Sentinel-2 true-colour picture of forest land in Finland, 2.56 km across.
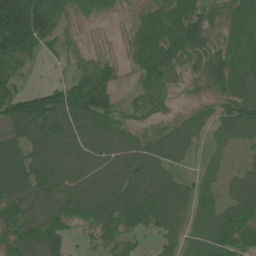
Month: June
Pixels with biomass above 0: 86%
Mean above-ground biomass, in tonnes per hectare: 75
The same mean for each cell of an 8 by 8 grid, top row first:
216 106 31 16 57 100 70 70
137 41 18 6 106 110 68 78
56 15 77 61 50 26 67 93
122 148 127 84 45 20 33 92
86 109 88 88 60 68 33 33
113 103 102 108 88 41 40 48
93 90 96 110 108 69 63 88
86 99 18 53 22 48 96 91
